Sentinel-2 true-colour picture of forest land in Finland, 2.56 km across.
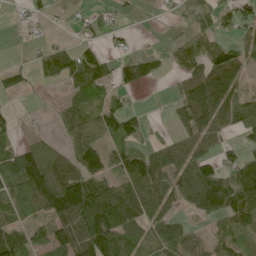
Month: June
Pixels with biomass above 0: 65%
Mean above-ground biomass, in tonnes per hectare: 61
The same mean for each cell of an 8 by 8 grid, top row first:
10 20 19 19 1 15 48 66
1 33 43 13 4 37 79 44
32 27 84 49 52 24 138 63
18 6 62 79 16 36 127 62
57 47 75 64 43 51 61 40
134 126 97 59 108 65 94 86
69 94 145 118 71 30 69 108
87 76 111 126 77 91 37 59
